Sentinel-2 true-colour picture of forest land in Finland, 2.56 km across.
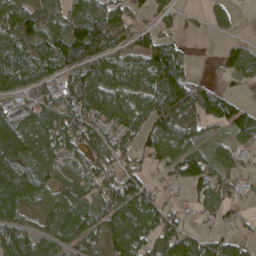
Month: April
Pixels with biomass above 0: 78%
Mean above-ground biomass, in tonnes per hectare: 73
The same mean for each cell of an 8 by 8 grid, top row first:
95 50 94 84 29 24 40 17
93 93 143 84 69 46 0 61
99 66 104 100 99 124 23 32
65 92 94 79 77 144 81 61
119 83 78 74 64 106 50 38
125 57 57 80 53 73 87 38
84 64 66 100 109 31 36 19
96 67 91 88 75 113 59 45
